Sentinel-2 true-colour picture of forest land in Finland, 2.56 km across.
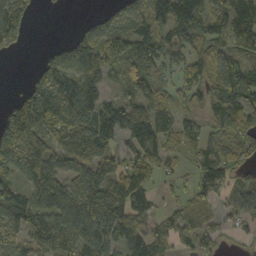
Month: October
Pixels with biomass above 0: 79%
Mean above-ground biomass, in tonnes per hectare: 76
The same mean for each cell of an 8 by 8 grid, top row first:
88 0 6 53 85 118 87 119
30 22 93 100 81 68 80 71
0 105 83 33 89 51 95 93
106 168 108 77 96 65 69 87
171 87 86 52 93 44 62 67
76 144 86 111 68 34 94 46
106 85 95 142 62 34 47 66
77 65 61 81 86 49 47 20
